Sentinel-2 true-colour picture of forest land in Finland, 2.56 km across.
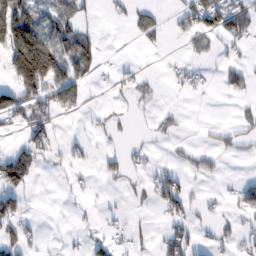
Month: February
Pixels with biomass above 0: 35%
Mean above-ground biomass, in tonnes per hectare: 40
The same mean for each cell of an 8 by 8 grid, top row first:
142 52 44 11 47 25 100 96
157 142 95 2 8 2 27 32
119 124 61 10 18 24 15 47
89 72 21 8 5 12 0 10
30 63 19 7 12 12 13 26
138 3 13 25 18 39 32 9
59 0 9 11 8 60 21 36
71 5 12 37 15 65 24 42
